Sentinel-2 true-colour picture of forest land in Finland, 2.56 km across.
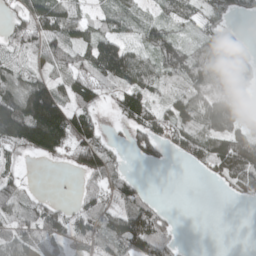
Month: April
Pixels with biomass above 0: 71%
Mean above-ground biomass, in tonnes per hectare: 68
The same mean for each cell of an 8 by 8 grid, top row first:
59 140 62 43 29 51 43 23
67 89 60 101 52 90 79 68
81 74 74 66 67 48 113 76
157 212 84 21 87 69 107 94
91 146 139 36 75 51 82 135
39 0 47 69 7 0 24 123
74 56 52 64 79 6 0 3
96 95 63 81 117 34 0 7
